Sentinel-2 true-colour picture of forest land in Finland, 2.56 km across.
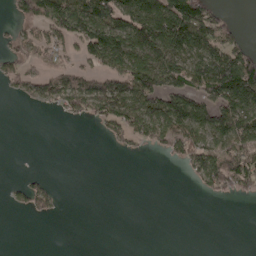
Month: April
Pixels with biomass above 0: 44%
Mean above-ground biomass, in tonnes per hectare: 54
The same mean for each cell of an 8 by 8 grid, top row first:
29 96 118 105 129 149 86 4
42 74 47 121 130 113 103 61
49 64 63 76 118 87 143 188
0 13 72 107 109 127 98 138
0 0 0 21 39 74 87 113
2 12 0 0 0 1 97 103
18 28 0 0 0 0 0 0
0 0 0 0 0 0 0 0
